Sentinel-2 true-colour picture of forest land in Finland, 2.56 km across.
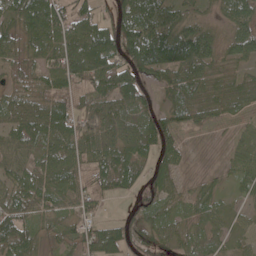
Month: May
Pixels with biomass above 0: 88%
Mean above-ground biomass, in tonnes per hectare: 57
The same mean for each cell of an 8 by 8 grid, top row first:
81 113 67 48 73 51 25 58
60 73 99 83 106 113 64 57
29 59 68 100 59 55 55 36
64 78 53 76 71 48 42 29
55 50 71 73 67 46 6 40
59 67 58 76 40 39 16 44
55 36 41 7 61 38 46 22
86 30 59 66 55 46 44 28
